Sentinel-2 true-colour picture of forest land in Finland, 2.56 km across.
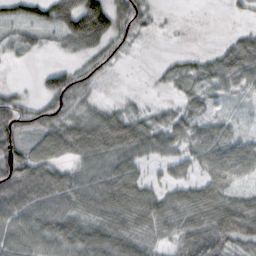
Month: October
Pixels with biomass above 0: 78%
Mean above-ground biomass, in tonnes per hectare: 54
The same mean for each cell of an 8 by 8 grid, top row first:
38 56 143 82 42 1 0 10
34 14 54 44 4 2 6 58
2 45 47 7 1 29 38 46
78 60 34 37 23 31 29 8
74 78 82 96 67 46 70 50
121 95 56 77 38 32 57 44
104 91 70 94 90 71 92 74
89 81 88 93 52 47 97 67
